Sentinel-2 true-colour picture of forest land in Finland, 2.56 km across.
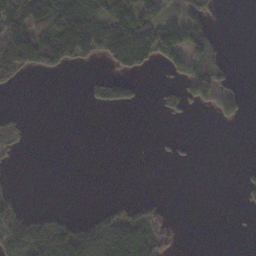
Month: November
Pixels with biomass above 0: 33%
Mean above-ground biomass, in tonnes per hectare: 47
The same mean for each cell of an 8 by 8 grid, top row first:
168 125 169 104 117 52 59 0
197 194 149 162 169 147 88 0
35 4 4 62 11 42 111 9
15 0 0 12 1 45 19 37
24 0 0 0 0 2 0 0
3 0 0 0 0 0 0 11
72 9 0 28 37 0 0 6
104 94 94 123 106 18 0 0
